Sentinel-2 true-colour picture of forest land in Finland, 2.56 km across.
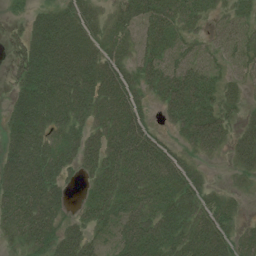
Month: July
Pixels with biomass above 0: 83%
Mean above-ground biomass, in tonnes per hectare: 50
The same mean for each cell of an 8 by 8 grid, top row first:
10 53 55 30 51 49 27 34
28 107 72 40 41 31 20 34
41 98 75 63 45 59 44 25
68 80 58 65 34 57 60 29
76 59 53 56 64 25 50 45
88 69 21 56 61 63 16 23
55 65 19 57 59 62 45 16
31 54 53 42 73 55 71 44
